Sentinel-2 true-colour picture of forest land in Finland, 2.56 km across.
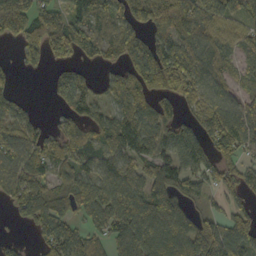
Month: October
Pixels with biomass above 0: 78%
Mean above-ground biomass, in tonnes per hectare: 89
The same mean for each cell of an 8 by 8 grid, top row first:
123 106 87 110 118 126 130 72
40 105 93 75 98 120 83 60
21 24 87 66 123 170 75 60
69 7 85 77 91 52 89 102
111 76 82 114 109 104 86 85
99 75 97 83 84 117 89 63
54 100 91 102 125 102 30 53
16 65 85 90 132 122 168 126
